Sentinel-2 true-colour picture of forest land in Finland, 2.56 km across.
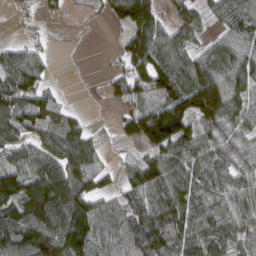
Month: March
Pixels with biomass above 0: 79%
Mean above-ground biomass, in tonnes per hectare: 80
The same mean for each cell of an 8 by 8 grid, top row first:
19 19 6 58 121 39 27 74
47 23 0 9 135 97 43 73
116 29 1 40 113 132 109 99
118 84 19 9 99 141 138 70
76 87 93 13 90 124 76 70
108 119 92 26 106 88 89 72
110 163 108 58 92 101 90 77
135 161 146 76 122 103 100 71
